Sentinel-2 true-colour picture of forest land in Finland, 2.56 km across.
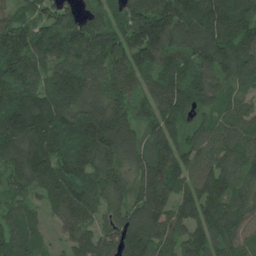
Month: June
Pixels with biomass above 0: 96%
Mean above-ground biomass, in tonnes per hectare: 133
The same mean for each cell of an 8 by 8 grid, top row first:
84 99 95 98 163 179 194 161
185 154 167 174 172 114 173 141
142 127 140 125 84 137 116 97
203 200 136 175 75 123 78 105
173 185 153 198 107 121 114 132
119 144 145 133 132 123 133 112
84 68 143 105 151 98 144 121
126 46 107 121 175 106 147 108
